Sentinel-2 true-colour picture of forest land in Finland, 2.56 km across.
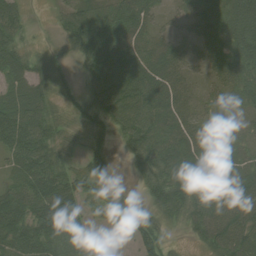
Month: August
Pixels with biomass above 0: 84%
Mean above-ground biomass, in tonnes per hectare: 56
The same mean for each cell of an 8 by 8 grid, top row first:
48 7 79 68 50 21 54 78
56 9 57 92 58 31 55 65
54 35 21 92 69 41 28 59
90 54 34 69 76 57 30 22
94 73 25 32 79 66 58 30
53 104 46 37 44 73 65 49
91 101 52 47 46 56 71 62
90 93 60 9 68 5 55 70
